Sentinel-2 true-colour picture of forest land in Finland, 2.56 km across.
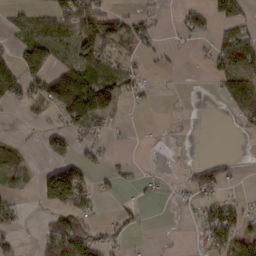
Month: February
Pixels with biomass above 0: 42%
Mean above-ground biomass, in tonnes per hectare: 34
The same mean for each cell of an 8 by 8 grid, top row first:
25 50 80 43 25 11 45 55
34 56 60 38 30 5 15 94
91 79 95 53 19 1 8 73
3 27 110 45 3 1 0 47
27 47 31 8 1 4 0 0
49 72 86 16 9 3 60 7
18 38 53 5 11 7 34 26
18 54 65 28 1 1 40 45
